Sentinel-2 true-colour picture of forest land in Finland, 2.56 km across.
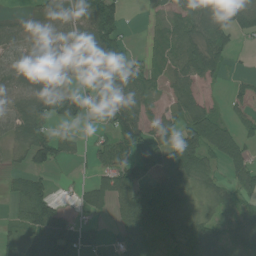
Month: July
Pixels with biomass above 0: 69%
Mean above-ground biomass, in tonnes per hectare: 57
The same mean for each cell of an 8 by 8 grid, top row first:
24 60 82 126 5 39 90 77
50 61 59 139 7 59 84 17
66 32 46 101 53 44 31 17
58 87 62 61 46 40 47 24
43 80 16 75 54 79 93 52
23 31 5 72 44 93 45 53
32 89 26 48 108 80 35 45
34 121 34 22 87 82 97 67
